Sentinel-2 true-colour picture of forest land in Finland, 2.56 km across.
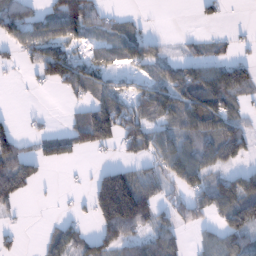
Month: January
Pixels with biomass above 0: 57%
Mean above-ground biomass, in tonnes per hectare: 59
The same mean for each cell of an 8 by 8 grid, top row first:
85 67 125 26 8 0 21 0
42 77 32 45 68 9 27 16
6 65 83 31 34 75 96 86
5 6 42 114 70 97 130 37
81 53 69 58 78 79 86 87
101 7 2 92 64 95 79 72
22 3 9 198 119 55 75 139
13 37 62 93 64 54 36 71
